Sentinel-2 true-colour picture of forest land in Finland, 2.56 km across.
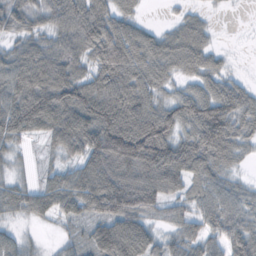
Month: October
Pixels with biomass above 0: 84%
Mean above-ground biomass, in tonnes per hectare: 67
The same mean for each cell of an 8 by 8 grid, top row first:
59 60 97 82 18 16 15 0
42 63 79 132 97 82 48 0
87 111 69 95 82 41 55 23
100 115 99 104 95 76 98 76
33 34 87 130 138 83 97 52
17 30 73 108 108 89 71 21
43 51 58 104 76 35 61 56
30 5 31 121 86 46 52 71
